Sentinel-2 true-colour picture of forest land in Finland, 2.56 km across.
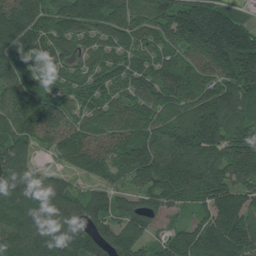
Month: July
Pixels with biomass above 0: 93%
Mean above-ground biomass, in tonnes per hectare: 132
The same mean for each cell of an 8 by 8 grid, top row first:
152 100 187 154 114 167 215 62
136 107 72 108 91 99 240 271
115 76 69 97 122 138 101 186
124 137 89 118 129 110 190 153
132 76 127 104 133 145 173 132
173 77 55 70 146 174 157 116
146 154 111 110 112 61 113 168
134 160 143 150 109 127 199 199
